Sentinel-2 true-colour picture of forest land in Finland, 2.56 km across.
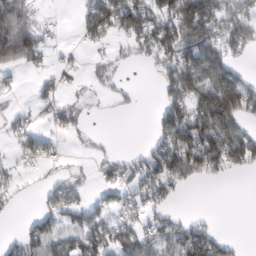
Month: February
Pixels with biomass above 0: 53%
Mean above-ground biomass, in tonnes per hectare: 68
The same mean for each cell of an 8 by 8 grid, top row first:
147 11 38 130 109 149 162 106
178 40 16 22 68 127 123 73
16 29 15 40 0 135 126 86
24 35 29 10 4 107 188 148
30 49 11 7 16 140 169 132
27 17 27 42 90 127 69 15
10 62 69 42 59 27 0 0
44 92 75 98 80 98 105 11
